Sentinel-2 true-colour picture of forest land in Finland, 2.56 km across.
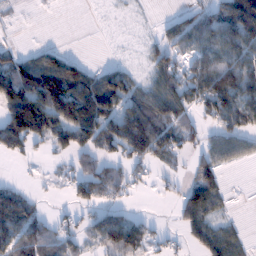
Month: January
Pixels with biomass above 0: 58%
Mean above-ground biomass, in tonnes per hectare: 57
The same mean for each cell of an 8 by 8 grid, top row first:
5 1 0 2 2 27 59 159
19 28 0 1 15 55 71 92
113 150 107 94 32 64 95 105
147 137 149 99 105 94 61 95
80 57 78 85 139 60 16 4
3 6 51 50 17 16 67 0
91 10 39 35 1 31 76 1
88 57 29 80 60 11 73 38
